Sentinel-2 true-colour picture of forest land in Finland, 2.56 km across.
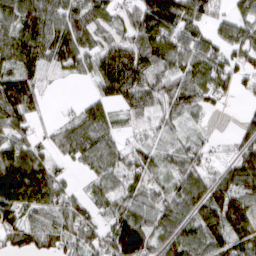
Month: March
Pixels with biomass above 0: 83%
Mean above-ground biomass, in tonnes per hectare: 81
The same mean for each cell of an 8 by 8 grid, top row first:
105 105 108 60 122 139 65 56
113 94 118 87 108 91 74 98
110 21 23 148 92 79 94 44
109 16 46 65 71 66 28 11
80 44 96 58 38 40 28 68
139 98 18 68 68 63 67 148
116 85 61 72 70 90 130 123
62 74 81 104 107 98 125 99
